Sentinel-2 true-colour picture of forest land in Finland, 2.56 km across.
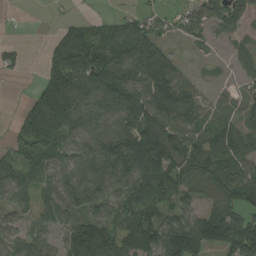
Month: August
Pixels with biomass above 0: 78%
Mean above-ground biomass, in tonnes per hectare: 88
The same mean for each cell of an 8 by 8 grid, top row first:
2 3 17 21 38 42 101 84
22 32 127 92 143 19 47 31
6 76 121 125 132 118 13 22
24 199 101 85 169 128 59 48
76 147 66 115 189 126 116 113
97 71 70 99 147 100 121 107
58 64 73 58 102 76 77 102
72 63 161 118 121 185 147 150
